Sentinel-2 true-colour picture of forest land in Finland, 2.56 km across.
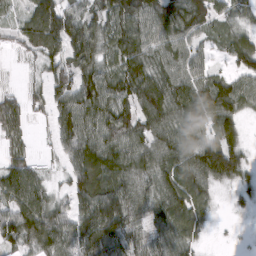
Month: March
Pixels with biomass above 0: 87%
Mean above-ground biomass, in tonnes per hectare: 79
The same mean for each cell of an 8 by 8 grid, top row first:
22 99 74 87 92 94 82 51
22 71 95 74 83 73 35 80
7 59 94 94 107 99 81 78
68 51 109 112 94 108 127 68
44 15 114 94 87 102 112 58
109 30 105 103 80 103 110 76
98 99 90 125 71 94 47 22
83 106 108 106 65 82 15 6
